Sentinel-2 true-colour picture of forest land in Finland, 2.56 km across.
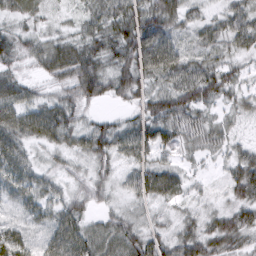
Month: March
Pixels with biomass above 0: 94%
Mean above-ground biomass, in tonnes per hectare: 45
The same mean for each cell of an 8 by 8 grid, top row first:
39 24 32 66 73 54 29 46
49 50 58 66 88 50 43 37
47 34 73 55 52 58 65 32
66 61 37 12 42 62 29 29
52 39 40 60 53 43 38 22
53 30 24 30 58 43 12 57
31 37 34 26 25 22 21 50
54 39 56 54 53 44 55 45
